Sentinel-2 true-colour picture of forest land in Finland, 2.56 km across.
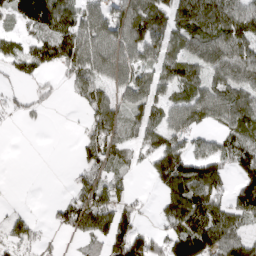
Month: April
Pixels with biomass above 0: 70%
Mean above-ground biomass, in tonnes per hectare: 79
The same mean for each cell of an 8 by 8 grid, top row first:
76 126 96 87 109 92 125 105
56 107 130 100 95 59 105 107
36 26 87 88 77 96 94 111
33 15 23 107 83 88 114 113
0 0 40 77 55 96 74 91
0 0 45 56 17 163 135 77
13 15 114 106 20 117 135 96
69 22 35 106 95 141 157 96
